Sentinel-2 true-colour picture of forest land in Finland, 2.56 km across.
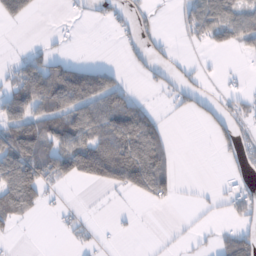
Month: January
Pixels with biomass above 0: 42%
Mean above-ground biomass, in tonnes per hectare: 48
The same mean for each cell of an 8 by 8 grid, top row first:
54 0 11 30 29 13 98 80
3 14 2 1 37 15 32 35
58 113 120 59 15 34 12 8
87 92 95 107 57 17 40 37
137 95 106 114 125 11 3 48
158 86 85 108 147 37 0 33
105 23 13 4 10 8 13 58
8 0 19 8 1 7 9 70
